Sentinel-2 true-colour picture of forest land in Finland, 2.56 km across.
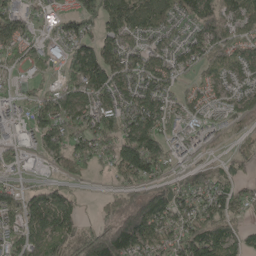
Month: May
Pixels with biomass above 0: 76%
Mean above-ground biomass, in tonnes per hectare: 86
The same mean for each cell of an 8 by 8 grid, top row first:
108 45 110 126 122 78 136 105
89 45 120 92 77 67 107 82
21 30 126 136 110 67 49 68
27 126 134 120 125 63 39 56
55 99 109 108 138 30 10 28
29 23 46 32 120 47 71 37
88 143 54 41 137 120 115 58
90 121 106 181 150 105 154 73
